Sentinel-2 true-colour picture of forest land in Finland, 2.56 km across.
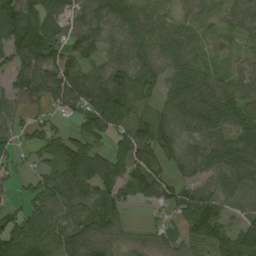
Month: August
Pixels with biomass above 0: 84%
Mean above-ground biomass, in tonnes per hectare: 67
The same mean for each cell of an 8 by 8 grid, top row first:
113 74 50 92 74 42 51 55
92 99 71 55 75 69 14 26
63 108 114 88 73 66 53 60
52 31 78 134 48 79 78 83
36 55 80 52 80 74 67 74
24 54 104 78 84 44 52 67
35 81 65 73 16 58 101 11
110 87 78 48 25 31 92 89
